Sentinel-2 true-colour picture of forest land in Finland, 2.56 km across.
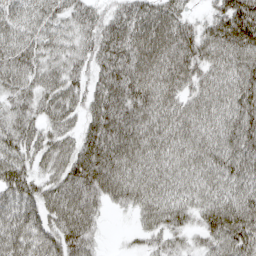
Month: April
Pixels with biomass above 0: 92%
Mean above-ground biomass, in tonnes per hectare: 73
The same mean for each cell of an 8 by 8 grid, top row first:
64 67 59 52 78 63 39 125
80 60 52 76 96 92 70 103
70 60 42 80 98 80 63 90
57 53 46 90 81 73 76 101
66 61 58 94 85 77 82 102
81 54 101 97 81 67 70 83
77 73 114 30 66 72 79 100
77 80 103 2 31 38 57 99
